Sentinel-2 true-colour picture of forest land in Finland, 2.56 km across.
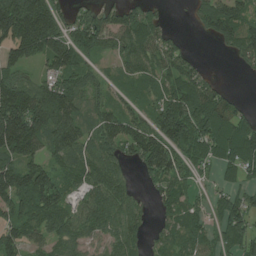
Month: July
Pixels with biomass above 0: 80%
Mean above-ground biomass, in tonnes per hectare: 90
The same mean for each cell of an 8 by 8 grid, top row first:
216 153 50 87 93 1 113 110
126 139 123 63 101 50 2 108
83 71 79 34 64 115 60 4
183 175 100 71 61 140 151 60
174 103 109 80 122 106 124 137
135 93 86 89 46 89 29 54
101 118 63 102 33 76 54 90
84 68 68 63 45 64 58 96
